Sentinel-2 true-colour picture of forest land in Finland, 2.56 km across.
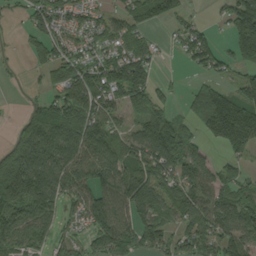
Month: September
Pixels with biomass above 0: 74%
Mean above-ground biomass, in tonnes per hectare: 85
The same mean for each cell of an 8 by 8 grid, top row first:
15 98 47 47 80 56 9 117
9 71 53 59 57 23 86 90
3 36 97 125 99 9 43 48
3 103 131 66 107 37 175 175
72 176 138 99 130 130 51 140
162 130 103 111 123 99 72 44
114 84 63 117 116 94 110 140
82 48 49 127 87 69 103 108
